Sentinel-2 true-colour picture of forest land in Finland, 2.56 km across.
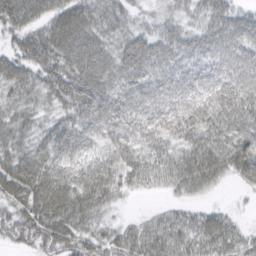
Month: March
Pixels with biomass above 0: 90%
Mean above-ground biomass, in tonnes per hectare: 42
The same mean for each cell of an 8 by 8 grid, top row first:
51 41 49 37 16 21 34 28
31 57 57 38 47 44 40 40
49 48 59 43 42 43 49 49
35 25 50 52 46 62 61 55
38 39 45 44 45 38 52 51
66 62 49 46 38 47 53 31
43 66 47 21 3 18 19 4
45 61 42 36 43 42 50 32
